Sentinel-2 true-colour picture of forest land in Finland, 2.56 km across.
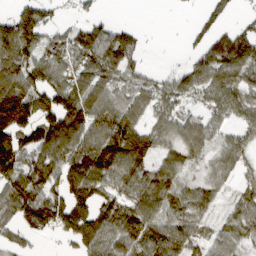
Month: March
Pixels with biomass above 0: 76%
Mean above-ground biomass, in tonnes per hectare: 75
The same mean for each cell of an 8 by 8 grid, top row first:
87 47 26 10 0 0 52 21
135 66 93 126 27 1 86 144
116 94 68 70 43 58 82 86
167 111 122 111 69 48 42 61
130 131 103 128 103 70 48 49
105 118 114 90 88 65 34 34
102 123 107 92 62 57 44 66
38 13 74 60 70 81 46 66
